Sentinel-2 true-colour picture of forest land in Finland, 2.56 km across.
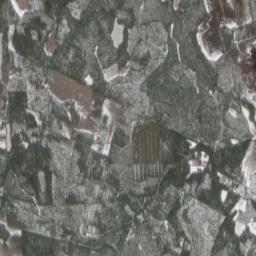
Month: April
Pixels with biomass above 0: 92%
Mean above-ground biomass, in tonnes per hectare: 115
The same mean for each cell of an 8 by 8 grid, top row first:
179 181 115 140 120 132 54 47
173 102 115 118 92 127 60 80
112 66 96 82 93 119 131 66
144 84 34 55 99 128 141 95
179 120 57 88 67 195 170 142
176 193 83 111 100 237 190 118
82 128 69 99 109 121 128 128
99 153 104 93 116 129 109 119
